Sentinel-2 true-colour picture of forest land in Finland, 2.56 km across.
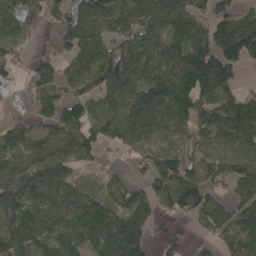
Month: April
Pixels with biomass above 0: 80%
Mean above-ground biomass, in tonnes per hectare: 97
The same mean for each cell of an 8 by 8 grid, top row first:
97 54 101 100 97 113 87 74
69 12 95 81 98 125 124 167
35 78 77 158 137 157 189 41
16 84 88 87 172 123 108 93
88 87 115 72 99 72 75 96
109 107 53 35 55 119 75 92
133 106 141 127 115 80 94 98
107 97 108 208 111 42 36 129
